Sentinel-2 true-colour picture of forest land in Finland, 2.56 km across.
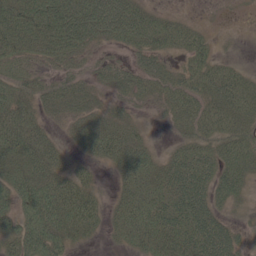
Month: May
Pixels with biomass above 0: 80%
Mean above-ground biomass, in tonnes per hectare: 49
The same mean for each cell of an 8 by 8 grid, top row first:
79 96 101 100 53 18 2 2
63 64 51 25 50 36 35 6
46 24 31 32 40 37 63 46
57 30 45 29 13 38 54 54
65 39 37 65 35 24 45 58
54 55 28 19 69 65 59 61
57 88 67 28 76 67 61 22
67 85 24 19 71 72 83 31
